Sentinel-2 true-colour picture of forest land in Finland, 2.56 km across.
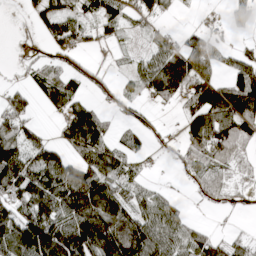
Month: April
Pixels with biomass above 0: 66%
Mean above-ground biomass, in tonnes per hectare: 68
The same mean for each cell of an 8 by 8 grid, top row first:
2 60 39 64 52 12 11 29
1 24 28 16 21 66 84 26
8 65 34 17 73 139 77 111
86 21 72 23 23 23 139 134
112 78 113 67 31 20 152 90
152 133 130 90 25 5 75 21
88 98 129 119 63 47 22 17
133 156 139 160 134 79 77 28
